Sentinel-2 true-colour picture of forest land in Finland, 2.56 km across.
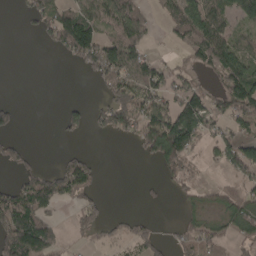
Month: April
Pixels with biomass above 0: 50%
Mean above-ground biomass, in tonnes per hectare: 59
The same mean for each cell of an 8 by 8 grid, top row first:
5 80 110 94 55 89 117 75
0 28 153 98 60 25 141 74
0 0 5 86 92 46 14 107
35 0 41 118 86 119 96 88
38 0 9 4 78 168 42 77
38 66 90 0 4 64 5 59
127 54 53 5 8 10 40 93
161 103 13 27 51 35 65 46
